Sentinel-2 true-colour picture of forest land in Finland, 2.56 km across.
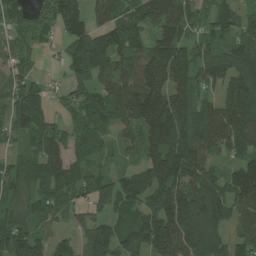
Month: July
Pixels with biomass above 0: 87%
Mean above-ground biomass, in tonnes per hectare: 97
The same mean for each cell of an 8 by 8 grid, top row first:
47 73 120 95 103 125 61 74
65 17 121 114 89 122 69 109
73 23 63 99 162 119 79 125
108 51 62 99 182 164 90 135
35 91 64 37 96 140 118 110
79 104 86 64 102 147 92 158
79 66 54 73 94 149 158 105
138 69 60 120 140 163 129 80
